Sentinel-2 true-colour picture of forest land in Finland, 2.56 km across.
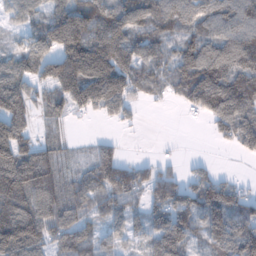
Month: January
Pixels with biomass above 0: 80%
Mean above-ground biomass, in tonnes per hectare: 98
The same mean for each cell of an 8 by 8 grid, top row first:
59 105 145 123 123 106 102 109
57 105 188 184 94 84 115 145
100 82 194 172 95 98 171 156
79 55 49 72 16 8 109 126
134 62 17 31 2 7 6 77
174 128 60 126 74 55 71 12
151 129 77 80 61 133 149 103
198 107 108 56 54 142 99 137
